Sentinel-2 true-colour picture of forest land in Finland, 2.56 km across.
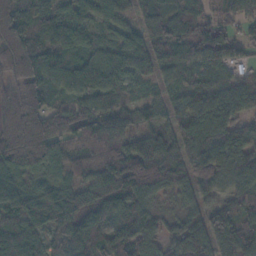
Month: November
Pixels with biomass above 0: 92%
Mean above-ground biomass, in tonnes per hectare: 89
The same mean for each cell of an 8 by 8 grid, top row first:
143 112 76 63 46 53 44 62
175 137 132 100 98 77 91 52
112 115 130 127 58 42 54 54
142 101 80 78 46 54 98 73
172 91 76 73 99 85 103 73
101 67 69 115 122 54 72 89
106 116 81 89 80 42 68 83
91 79 95 87 85 77 100 102
